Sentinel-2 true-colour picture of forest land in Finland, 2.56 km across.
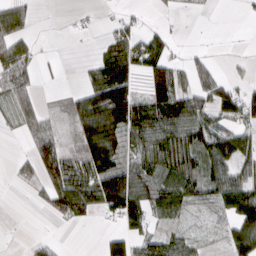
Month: March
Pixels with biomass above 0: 58%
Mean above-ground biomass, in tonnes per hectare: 51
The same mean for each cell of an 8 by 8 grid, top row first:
68 0 8 10 7 6 1 3
61 1 0 31 53 13 7 2
62 4 11 128 50 79 60 16
47 22 78 159 98 113 76 78
2 65 55 105 65 109 89 76
13 68 82 120 66 89 77 72
0 28 70 87 84 59 28 119
1 12 0 54 58 46 16 104
